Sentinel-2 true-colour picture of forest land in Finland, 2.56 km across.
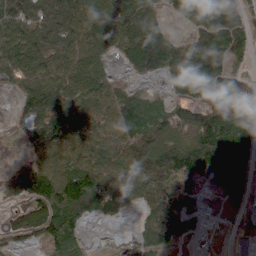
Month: April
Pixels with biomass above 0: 81%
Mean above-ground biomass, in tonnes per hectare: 87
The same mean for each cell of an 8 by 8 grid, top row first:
114 122 119 113 92 45 175 100
106 105 89 66 148 93 137 58
53 83 97 45 34 102 163 86
28 123 99 83 93 72 112 116
28 100 78 82 92 113 163 127
87 108 127 83 90 95 114 154
52 133 114 62 44 59 6 38
51 88 60 6 61 45 7 13
